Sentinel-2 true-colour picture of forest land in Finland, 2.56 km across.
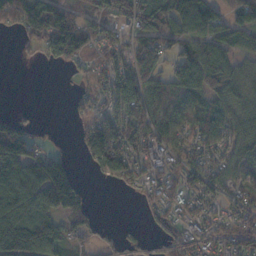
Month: November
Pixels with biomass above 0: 73%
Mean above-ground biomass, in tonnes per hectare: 70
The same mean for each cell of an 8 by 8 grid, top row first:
83 165 78 72 106 111 79 71
17 86 98 59 98 66 85 56
0 0 15 66 96 96 94 65
6 0 24 58 112 77 77 61
125 18 47 103 78 68 63 58
137 175 40 76 41 62 73 57
122 133 92 0 23 44 37 57
174 109 44 52 36 44 40 68
